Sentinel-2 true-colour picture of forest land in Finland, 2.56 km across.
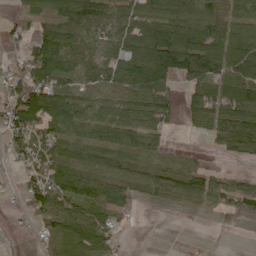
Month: May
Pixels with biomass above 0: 74%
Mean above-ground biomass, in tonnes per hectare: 67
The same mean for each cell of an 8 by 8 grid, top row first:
27 54 91 63 82 88 82 77
19 107 53 58 130 151 103 104
67 110 44 63 147 80 72 114
107 157 72 51 88 41 72 106
55 72 74 88 88 11 22 93
19 93 96 84 75 94 72 43
10 105 83 71 11 9 16 61
4 25 83 40 0 0 2 0
